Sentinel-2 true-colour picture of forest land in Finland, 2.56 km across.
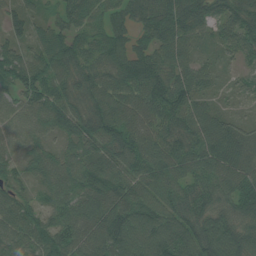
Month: July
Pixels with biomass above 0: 97%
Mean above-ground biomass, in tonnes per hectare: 90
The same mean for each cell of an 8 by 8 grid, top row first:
59 46 85 69 77 113 75 95
64 110 86 82 77 107 42 80
99 106 84 89 119 98 57 39
75 103 85 111 102 107 85 23
66 56 87 96 101 94 121 87
63 81 95 107 93 93 94 100
89 62 101 117 105 93 93 101
81 102 107 124 117 122 140 116
